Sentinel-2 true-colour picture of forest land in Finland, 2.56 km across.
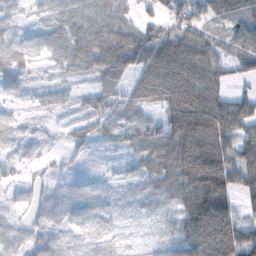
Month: February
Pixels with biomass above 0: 93%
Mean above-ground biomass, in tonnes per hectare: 81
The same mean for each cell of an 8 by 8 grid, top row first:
49 72 121 106 45 89 74 71
110 122 147 150 128 121 85 76
58 37 45 62 90 142 84 31
40 56 52 75 43 120 132 90
67 36 60 36 82 136 127 88
40 41 23 28 73 111 151 89
46 89 102 62 42 66 132 57
65 84 94 83 20 83 134 131
